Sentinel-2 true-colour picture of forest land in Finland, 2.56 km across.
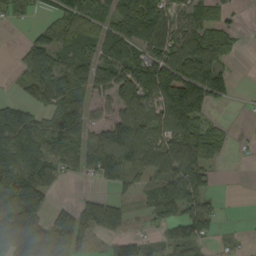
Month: September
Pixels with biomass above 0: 65%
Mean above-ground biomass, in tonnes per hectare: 64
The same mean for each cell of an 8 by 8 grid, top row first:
26 22 71 67 131 47 57 10
11 87 66 100 86 79 99 16
24 119 84 99 133 132 126 6
78 72 84 53 81 124 38 1
107 91 75 115 93 85 89 4
98 68 24 58 52 97 53 0
51 23 43 48 23 79 65 1
74 125 55 30 32 56 39 11
